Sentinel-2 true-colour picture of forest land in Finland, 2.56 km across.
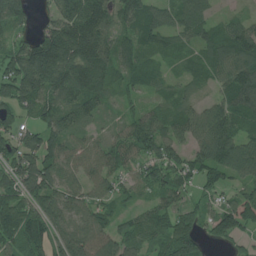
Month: July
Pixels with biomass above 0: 89%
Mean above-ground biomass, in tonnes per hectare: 90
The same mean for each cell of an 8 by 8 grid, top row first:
112 51 137 107 120 74 52 28
84 211 179 102 85 63 75 113
168 165 169 82 73 37 51 105
76 97 97 32 55 70 79 90
93 90 48 56 112 73 116 97
105 117 63 73 65 85 79 84
99 114 79 56 46 70 50 146
96 113 114 101 65 125 54 47
